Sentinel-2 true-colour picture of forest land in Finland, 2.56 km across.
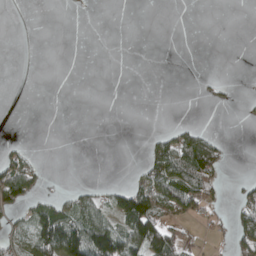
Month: April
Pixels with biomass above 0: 24%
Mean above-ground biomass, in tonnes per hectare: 25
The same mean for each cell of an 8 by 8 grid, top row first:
0 0 0 0 0 0 0 0
0 0 0 0 0 0 0 0
0 0 0 0 0 0 8 1
0 0 0 0 0 0 1 3
8 0 0 0 15 67 58 0
90 6 0 0 42 92 70 7
37 60 40 48 91 67 32 46
36 137 137 116 131 48 11 66
